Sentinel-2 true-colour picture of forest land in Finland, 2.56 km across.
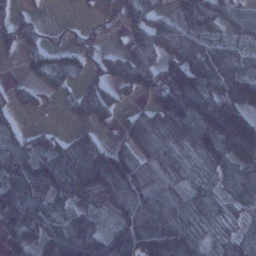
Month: January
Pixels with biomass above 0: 78%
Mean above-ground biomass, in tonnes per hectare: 86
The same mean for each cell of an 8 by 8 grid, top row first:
43 5 5 36 88 70 88 33
63 50 55 26 124 125 79 43
18 73 35 92 116 141 106 131
32 10 96 80 49 135 155 130
61 66 104 48 102 45 124 209
104 111 160 174 78 54 57 63
157 92 83 89 107 67 78 41
88 117 162 105 142 152 48 62
